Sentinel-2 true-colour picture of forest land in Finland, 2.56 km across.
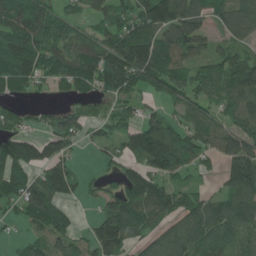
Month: June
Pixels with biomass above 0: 77%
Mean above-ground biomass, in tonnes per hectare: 75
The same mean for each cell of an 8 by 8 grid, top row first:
99 81 40 63 102 158 70 84
129 81 75 102 112 114 54 61
92 42 62 136 82 81 82 114
29 34 50 41 41 38 54 64
99 84 31 40 121 95 59 126
86 81 29 27 94 50 20 128
40 131 13 84 100 79 93 120
16 72 39 106 49 87 81 79
